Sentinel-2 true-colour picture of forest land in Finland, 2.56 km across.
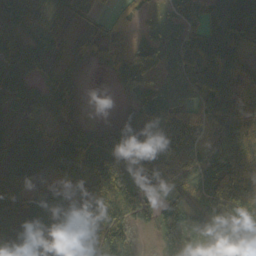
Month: October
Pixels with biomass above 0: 93%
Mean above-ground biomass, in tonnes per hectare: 66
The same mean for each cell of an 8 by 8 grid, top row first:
59 49 42 40 25 38 60 77
43 53 40 79 41 92 98 58
64 37 24 26 39 83 106 75
58 56 40 11 89 89 92 65
62 63 80 78 117 109 55 86
61 47 59 57 76 73 100 125
76 78 62 98 59 60 72 96
75 79 73 111 11 36 37 88
